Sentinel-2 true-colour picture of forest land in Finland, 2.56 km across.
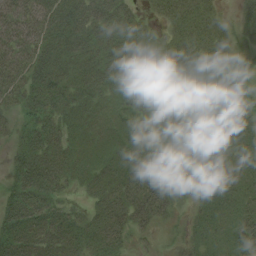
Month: August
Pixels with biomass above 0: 85%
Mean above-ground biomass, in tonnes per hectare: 27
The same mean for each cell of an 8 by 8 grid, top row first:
36 40 49 42 15 33 25 12
37 38 37 30 21 27 32 12
34 47 33 25 15 28 24 15
21 38 24 13 14 28 28 20
23 39 17 16 18 15 30 26
33 49 20 28 36 15 22 24
46 30 10 32 40 9 21 24
54 36 26 25 5 6 24 28
